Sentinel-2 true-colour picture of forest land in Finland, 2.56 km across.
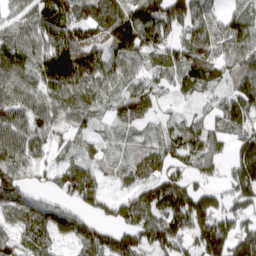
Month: April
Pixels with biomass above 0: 87%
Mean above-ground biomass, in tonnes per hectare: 96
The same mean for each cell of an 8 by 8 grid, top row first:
70 106 112 160 172 144 91 71
87 105 113 96 136 88 111 134
104 101 124 95 70 69 82 96
111 109 92 56 68 20 48 148
128 90 44 20 43 89 98 112
88 60 120 33 79 84 71 150
77 75 67 66 124 146 145 113
72 89 93 90 106 110 169 133
